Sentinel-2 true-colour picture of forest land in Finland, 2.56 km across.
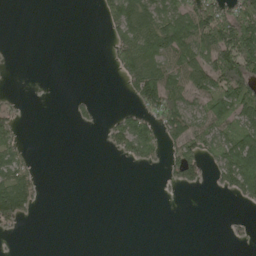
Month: May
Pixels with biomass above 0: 36%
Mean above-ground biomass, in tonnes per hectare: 41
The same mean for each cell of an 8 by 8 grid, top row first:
0 0 0 49 95 96 111 107
0 0 0 35 113 129 120 173
0 0 0 4 114 92 102 154
20 0 9 7 53 109 90 92
41 0 0 31 85 54 62 110
87 1 0 0 0 39 19 122
104 1 0 0 0 0 0 7
5 0 0 0 0 0 0 5
